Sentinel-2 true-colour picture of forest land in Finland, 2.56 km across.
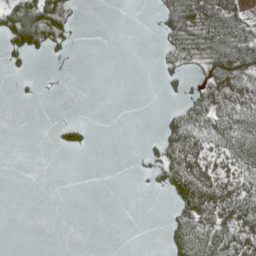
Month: May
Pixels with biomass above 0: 35%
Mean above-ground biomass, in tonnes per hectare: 27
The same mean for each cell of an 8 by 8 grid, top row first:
100 76 4 0 0 75 92 50
53 35 2 0 0 46 78 90
4 1 0 0 0 13 38 49
0 0 0 0 0 30 68 62
0 2 23 0 5 72 56 87
0 0 0 0 5 65 49 52
0 0 0 0 0 31 64 58
0 0 0 0 0 53 82 56
